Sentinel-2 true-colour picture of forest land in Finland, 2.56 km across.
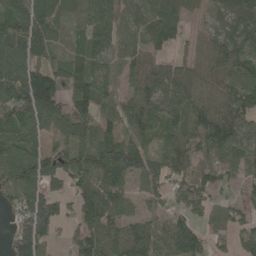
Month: May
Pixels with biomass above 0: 84%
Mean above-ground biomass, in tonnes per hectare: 80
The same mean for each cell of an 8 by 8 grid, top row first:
107 92 33 71 79 72 32 86
118 90 51 64 62 34 66 89
104 124 85 54 78 99 76 86
130 106 94 61 99 89 96 88
107 49 89 81 60 91 103 78
105 96 90 96 82 78 73 48
62 101 73 94 27 55 48 47
115 102 78 79 79 96 51 54
